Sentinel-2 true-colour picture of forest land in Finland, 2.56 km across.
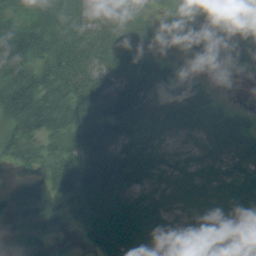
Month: August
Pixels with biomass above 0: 89%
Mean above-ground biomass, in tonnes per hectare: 48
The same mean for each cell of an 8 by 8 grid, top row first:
41 70 46 36 20 35 26 32
77 69 66 43 24 17 50 58
87 74 58 39 52 39 11 3
91 99 73 58 60 66 44 17
56 39 59 57 49 27 51 53
18 52 78 72 45 41 46 58
25 22 45 75 65 43 56 64
5 16 11 75 61 53 54 43
